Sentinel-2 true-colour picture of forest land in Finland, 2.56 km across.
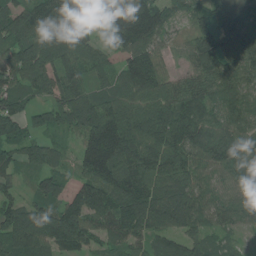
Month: June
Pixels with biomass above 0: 92%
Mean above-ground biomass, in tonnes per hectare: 107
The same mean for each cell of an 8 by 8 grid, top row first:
114 131 68 121 145 62 95 109
116 106 108 61 99 36 142 180
94 106 101 75 148 66 108 114
105 98 143 134 114 123 105 97
107 75 75 175 128 122 133 100
53 114 81 140 115 105 79 96
120 128 150 133 145 149 87 71
148 136 105 68 77 87 79 28
